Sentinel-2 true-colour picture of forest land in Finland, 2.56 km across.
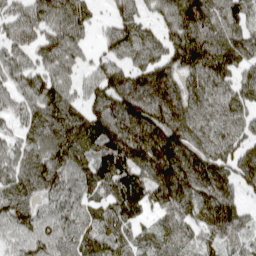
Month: April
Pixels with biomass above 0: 91%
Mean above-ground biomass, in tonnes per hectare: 112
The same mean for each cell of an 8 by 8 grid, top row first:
78 100 105 53 58 134 138 100
96 108 68 82 118 138 177 135
95 133 67 154 148 128 134 96
74 139 104 184 155 155 101 101
74 127 117 176 152 157 119 97
106 143 101 132 105 159 144 112
127 75 87 105 85 104 128 81
68 97 103 99 83 91 64 61
